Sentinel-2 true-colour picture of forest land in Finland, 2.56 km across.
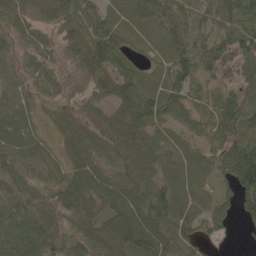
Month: May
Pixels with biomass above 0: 91%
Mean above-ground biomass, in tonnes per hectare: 59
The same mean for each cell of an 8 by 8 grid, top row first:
50 40 53 28 50 64 37 60
29 32 68 112 21 50 60 67
41 48 37 102 45 60 37 41
64 22 52 64 92 62 48 98
57 28 48 69 80 25 41 87
42 40 71 60 75 30 25 112
64 72 87 70 87 58 47 66
94 86 68 106 111 74 35 9
